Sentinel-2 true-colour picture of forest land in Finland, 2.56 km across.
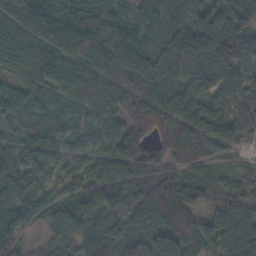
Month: November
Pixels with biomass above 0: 96%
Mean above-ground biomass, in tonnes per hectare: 93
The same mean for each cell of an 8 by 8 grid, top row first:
139 189 195 130 69 109 98 85
135 121 128 159 118 139 163 126
75 108 87 88 153 78 75 74
72 61 58 73 110 131 122 67
62 83 61 70 73 117 99 53
82 52 64 103 73 86 49 59
84 61 65 66 79 97 30 78
62 42 63 91 68 118 83 125
